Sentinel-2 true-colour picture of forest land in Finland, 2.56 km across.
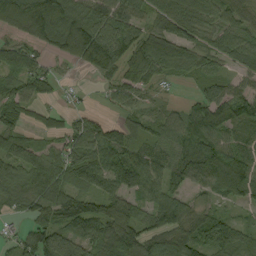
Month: September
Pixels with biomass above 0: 84%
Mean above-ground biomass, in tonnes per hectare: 77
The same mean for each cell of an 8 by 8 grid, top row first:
149 194 103 72 63 96 48 72
56 71 159 100 112 94 54 76
71 58 6 54 73 23 51 43
61 29 26 21 39 37 92 78
61 39 95 107 63 73 94 63
75 106 89 98 109 74 126 124
48 92 93 100 55 92 38 33
36 112 92 121 101 93 69 63
